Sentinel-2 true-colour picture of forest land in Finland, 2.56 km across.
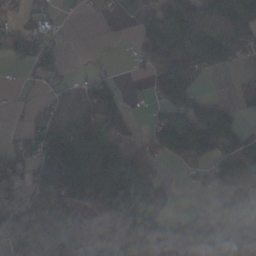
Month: November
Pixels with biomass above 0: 64%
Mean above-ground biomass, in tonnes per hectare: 64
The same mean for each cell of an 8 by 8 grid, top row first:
33 15 8 9 29 150 87 92
67 28 1 2 47 142 135 62
1 31 23 35 20 116 14 23
4 66 81 92 7 83 79 57
31 95 108 90 29 76 122 79
61 108 130 134 64 4 36 61
114 124 98 89 124 17 4 1
118 146 78 22 93 84 79 65
